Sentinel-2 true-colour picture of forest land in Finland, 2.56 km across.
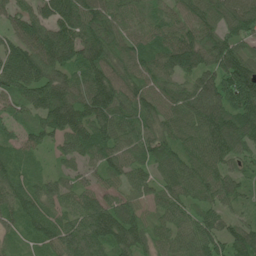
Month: June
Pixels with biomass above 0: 95%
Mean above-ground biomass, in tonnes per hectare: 82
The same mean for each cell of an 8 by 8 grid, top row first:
71 94 116 74 54 62 81 104
75 139 114 81 75 114 112 75
94 114 76 97 77 70 104 150
45 113 102 106 86 85 139 116
57 47 85 82 77 71 121 91
66 42 38 54 61 81 93 52
72 63 62 75 47 65 61 33
25 72 100 101 77 62 89 82
